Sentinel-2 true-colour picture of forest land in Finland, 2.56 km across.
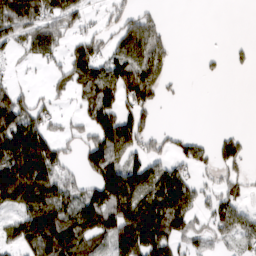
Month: March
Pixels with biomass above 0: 58%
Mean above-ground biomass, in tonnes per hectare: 80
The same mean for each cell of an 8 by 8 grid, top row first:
153 85 49 28 53 0 0 0
45 88 76 63 161 12 1 8
11 24 92 148 186 12 9 0
109 41 32 103 83 0 0 0
160 98 38 182 65 38 39 55
194 149 37 169 145 95 22 36
92 153 127 181 177 156 47 66
89 193 132 148 152 68 51 65
